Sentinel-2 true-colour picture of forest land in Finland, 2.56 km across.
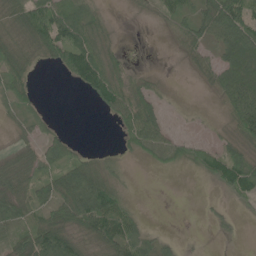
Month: June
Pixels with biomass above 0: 62%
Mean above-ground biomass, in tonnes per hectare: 37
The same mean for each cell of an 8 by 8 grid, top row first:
39 92 70 11 6 38 56 98
36 59 90 26 0 12 34 82
46 0 61 68 23 1 20 81
27 8 0 43 84 4 3 89
15 37 11 1 65 33 19 34
44 44 65 27 0 3 29 83
46 47 85 86 4 0 8 10
40 78 39 60 33 13 3 5
